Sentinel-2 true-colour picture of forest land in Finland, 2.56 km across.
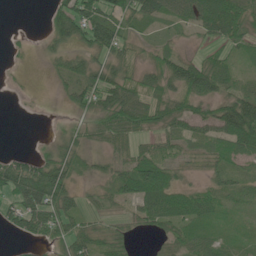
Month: June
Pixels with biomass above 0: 70%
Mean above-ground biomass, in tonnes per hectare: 40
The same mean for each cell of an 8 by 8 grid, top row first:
0 21 91 56 55 53 90 69
4 16 32 60 14 23 18 28
2 5 47 55 39 65 76 24
0 0 25 73 75 59 41 88
0 14 41 41 25 27 30 70
79 86 22 38 88 32 20 24
57 85 32 14 47 71 35 14
13 37 55 39 4 36 31 15
